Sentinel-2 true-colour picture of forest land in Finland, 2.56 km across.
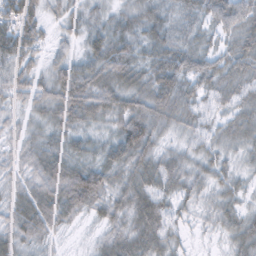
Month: February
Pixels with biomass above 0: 95%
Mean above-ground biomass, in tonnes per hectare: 45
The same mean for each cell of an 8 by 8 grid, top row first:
73 31 33 33 48 30 47 71
76 32 27 65 41 48 34 53
47 47 67 58 48 60 52 50
24 49 62 55 65 57 32 45
29 42 35 46 70 22 35 37
29 61 70 43 62 50 37 26
51 68 51 46 63 30 26 35
48 32 8 46 63 27 8 46
